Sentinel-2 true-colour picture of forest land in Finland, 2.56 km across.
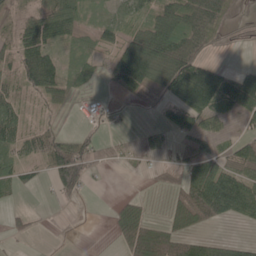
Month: May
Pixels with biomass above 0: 59%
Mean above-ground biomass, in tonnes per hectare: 42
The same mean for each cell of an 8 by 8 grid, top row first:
21 59 33 24 35 60 78 8
42 50 22 34 99 78 28 2
45 71 24 56 86 105 100 65
49 19 16 17 5 54 68 55
57 68 51 20 12 30 28 39
33 32 81 1 5 24 107 87
9 2 4 15 23 37 111 80
9 0 0 9 93 68 33 19
